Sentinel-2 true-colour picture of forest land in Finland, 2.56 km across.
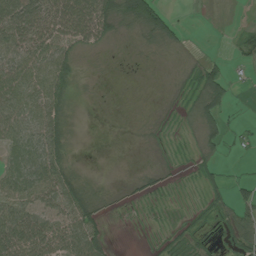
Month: July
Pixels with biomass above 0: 66%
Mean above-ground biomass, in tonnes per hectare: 33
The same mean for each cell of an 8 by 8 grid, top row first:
82 74 92 64 83 13 0 0
69 66 38 13 16 19 2 24
67 69 15 3 3 12 75 8
64 62 4 4 4 9 57 3
63 79 2 1 6 8 30 15
69 77 19 1 15 8 20 8
58 50 50 10 9 6 18 52
88 71 72 13 4 26 20 48
